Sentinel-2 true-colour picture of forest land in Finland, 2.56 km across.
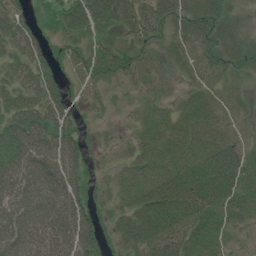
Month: July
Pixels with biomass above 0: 85%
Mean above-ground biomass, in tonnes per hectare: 42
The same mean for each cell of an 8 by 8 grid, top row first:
43 26 61 44 45 38 38 13
46 29 26 31 24 19 30 33
43 42 18 25 19 11 20 13
55 64 15 8 15 21 31 16
85 74 31 8 28 29 32 25
92 84 43 15 27 47 64 52
85 91 57 26 64 74 69 42
93 93 85 28 56 59 46 17
